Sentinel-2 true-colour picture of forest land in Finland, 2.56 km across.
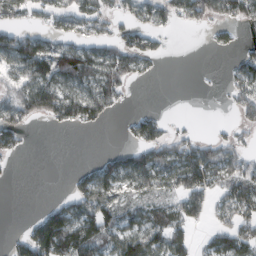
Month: February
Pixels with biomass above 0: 54%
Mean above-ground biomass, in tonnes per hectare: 56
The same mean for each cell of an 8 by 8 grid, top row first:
60 52 89 48 57 66 71 71
110 76 77 55 66 1 9 26
61 109 101 86 12 0 1 68
74 88 99 27 25 0 0 38
47 0 0 4 69 64 46 34
1 0 29 71 83 81 97 81
0 36 83 73 55 59 51 78
29 151 121 73 106 80 38 95
